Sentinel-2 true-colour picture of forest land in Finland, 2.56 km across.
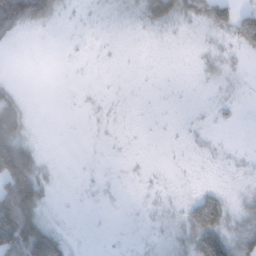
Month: January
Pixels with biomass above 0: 41%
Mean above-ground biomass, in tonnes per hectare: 21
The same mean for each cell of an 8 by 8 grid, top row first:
117 40 2 5 28 39 56 57
1 0 1 1 1 1 7 27
3 0 0 0 0 0 7 5
46 0 1 2 0 0 3 3
84 0 0 1 0 1 3 0
140 15 1 1 2 1 0 4
172 15 1 1 3 8 69 18
85 94 1 1 2 21 85 50
